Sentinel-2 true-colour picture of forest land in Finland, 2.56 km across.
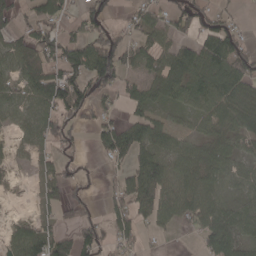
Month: April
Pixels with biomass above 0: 67%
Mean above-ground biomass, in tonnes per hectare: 56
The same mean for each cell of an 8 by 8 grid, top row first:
36 69 44 39 51 69 65 17
56 72 71 100 43 54 79 70
55 95 98 94 47 73 88 93
46 69 73 30 45 23 59 83
24 48 20 90 69 42 53 33
8 57 32 21 106 75 74 43
3 40 43 52 65 66 63 53
51 90 66 43 23 4 57 55
